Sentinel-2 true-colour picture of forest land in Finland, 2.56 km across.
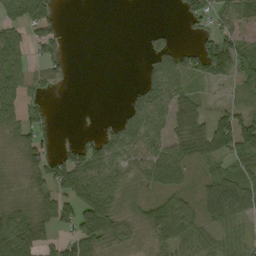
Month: September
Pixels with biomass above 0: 62%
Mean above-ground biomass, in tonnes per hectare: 40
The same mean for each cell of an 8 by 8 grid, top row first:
52 48 0 0 0 9 42 28
61 39 0 0 13 32 48 51
51 30 0 0 29 53 39 24
44 22 0 2 73 48 22 34
34 40 42 54 61 30 56 75
10 59 110 69 32 15 31 33
36 46 103 52 24 58 54 73
139 34 81 45 17 55 33 39
